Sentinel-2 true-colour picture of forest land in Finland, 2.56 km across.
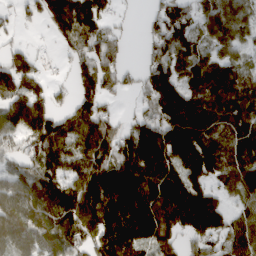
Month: March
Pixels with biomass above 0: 82%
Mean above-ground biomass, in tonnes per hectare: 104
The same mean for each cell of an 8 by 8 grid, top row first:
36 101 144 51 22 120 105 111
32 12 74 85 36 101 67 71
101 39 86 68 80 116 134 119
116 103 87 44 56 184 158 139
86 136 117 129 192 188 155 75
91 130 117 177 129 88 100 114
135 147 162 138 124 125 110 65
152 131 116 115 80 65 82 98
